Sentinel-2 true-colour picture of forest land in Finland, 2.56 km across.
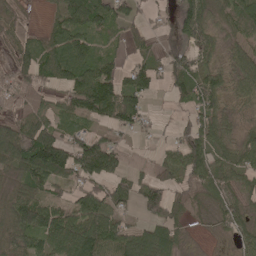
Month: May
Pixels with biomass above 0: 78%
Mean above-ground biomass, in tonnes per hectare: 67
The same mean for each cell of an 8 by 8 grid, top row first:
43 26 110 83 29 67 75 90
62 68 77 32 42 60 54 45
60 63 86 83 73 78 67 68
43 60 85 106 50 12 70 33
113 141 73 61 12 39 100 59
53 107 79 78 52 53 98 66
91 73 76 77 75 78 48 62
80 75 115 82 98 46 6 43
